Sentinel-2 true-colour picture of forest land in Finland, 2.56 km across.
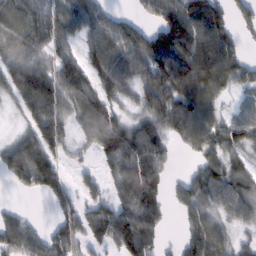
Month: February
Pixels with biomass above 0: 78%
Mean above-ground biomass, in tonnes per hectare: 76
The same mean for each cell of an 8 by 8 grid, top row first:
65 76 84 50 36 115 119 41
47 66 48 110 122 133 115 47
96 97 89 109 93 111 108 55
27 113 68 64 76 96 63 19
70 101 32 112 132 35 68 60
83 100 25 54 167 20 83 62
23 19 65 91 136 36 75 64
101 66 66 100 105 18 108 29
